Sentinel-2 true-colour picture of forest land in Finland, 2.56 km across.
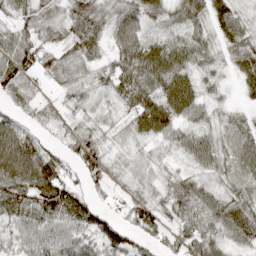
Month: April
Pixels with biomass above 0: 90%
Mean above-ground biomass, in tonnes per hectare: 56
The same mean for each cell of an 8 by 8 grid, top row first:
44 51 68 64 69 51 56 35
89 46 58 53 87 59 44 53
76 29 43 68 84 88 34 36
35 36 31 23 99 75 42 31
93 34 57 27 27 53 60 71
101 112 40 34 45 39 33 64
77 81 82 30 75 55 65 66
44 62 55 78 37 50 61 50
